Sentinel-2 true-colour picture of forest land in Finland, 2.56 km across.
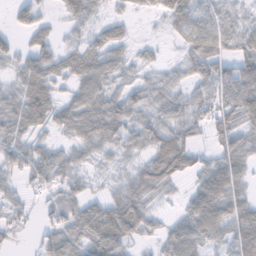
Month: November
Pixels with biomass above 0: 79%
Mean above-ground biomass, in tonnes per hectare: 43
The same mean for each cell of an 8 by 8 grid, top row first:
25 15 47 20 14 60 40 26
27 45 38 47 14 12 72 43
27 58 44 40 21 25 64 85
49 53 55 61 39 43 47 82
44 24 35 40 39 78 19 46
34 53 27 13 57 49 62 49
29 28 52 69 47 11 97 58
11 41 54 73 18 59 48 66
